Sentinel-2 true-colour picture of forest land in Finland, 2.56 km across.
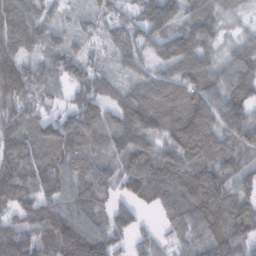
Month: February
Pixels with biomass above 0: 92%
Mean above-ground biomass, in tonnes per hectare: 94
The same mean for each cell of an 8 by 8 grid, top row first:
116 54 38 84 101 93 84 29
121 73 47 56 81 118 76 66
175 114 98 45 66 91 87 112
110 56 117 71 129 77 104 123
105 99 76 88 102 89 101 103
143 119 85 68 141 100 109 88
112 121 109 68 45 88 124 86
153 129 190 97 54 41 92 85
